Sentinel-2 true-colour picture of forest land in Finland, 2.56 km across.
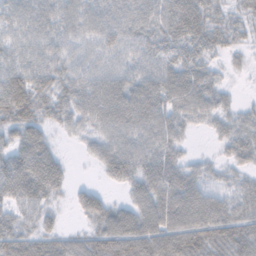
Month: November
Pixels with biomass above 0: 89%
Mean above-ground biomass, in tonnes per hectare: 50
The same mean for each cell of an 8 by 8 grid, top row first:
51 52 58 56 55 70 49 21
47 49 45 52 48 52 41 20
63 44 52 60 56 64 42 5
70 35 49 68 65 51 41 25
49 38 11 53 54 37 5 45
88 74 1 36 61 59 32 26
43 35 13 36 58 87 71 47
58 49 41 95 84 94 76 68
